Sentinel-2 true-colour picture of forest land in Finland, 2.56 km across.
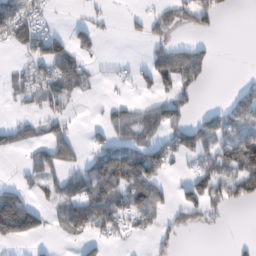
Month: February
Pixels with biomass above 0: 43%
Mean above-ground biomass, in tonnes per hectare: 55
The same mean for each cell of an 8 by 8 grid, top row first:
143 22 8 12 25 64 63 1
46 109 65 0 17 62 29 0
37 99 59 16 32 89 26 15
13 57 6 44 52 74 40 93
54 74 26 70 72 103 102 97
8 71 64 164 128 14 82 96
162 45 102 113 95 67 85 18
80 11 34 32 12 28 1 7
